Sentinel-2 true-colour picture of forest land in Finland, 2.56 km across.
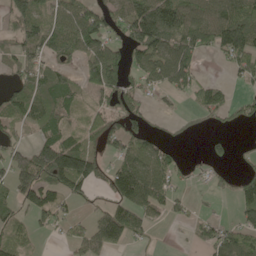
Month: May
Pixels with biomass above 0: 61%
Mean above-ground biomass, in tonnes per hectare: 66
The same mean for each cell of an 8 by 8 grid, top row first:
85 64 90 73 172 133 88 105
66 69 79 76 130 113 54 120
44 72 46 94 61 81 25 31
66 79 34 69 49 14 44 34
42 95 76 49 71 16 21 5
94 123 147 77 122 37 17 44
55 86 19 70 84 32 4 56
72 8 57 112 22 1 56 83
